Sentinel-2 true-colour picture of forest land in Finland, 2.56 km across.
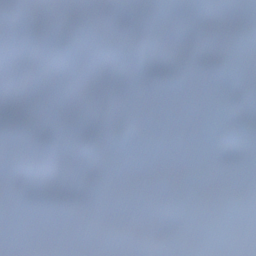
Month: December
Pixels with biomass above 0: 38%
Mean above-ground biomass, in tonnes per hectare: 44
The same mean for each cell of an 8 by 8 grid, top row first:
52 90 85 61 65 83 94 97
68 66 93 34 58 56 79 92
140 99 139 92 32 26 0 106
106 118 130 27 0 0 0 66
1 55 93 6 20 0 2 18
41 124 85 3 0 0 0 3
5 15 3 0 5 21 0 0
0 0 0 0 24 12 0 0
